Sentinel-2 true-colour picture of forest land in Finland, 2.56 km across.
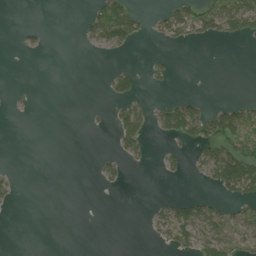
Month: July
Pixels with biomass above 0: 23%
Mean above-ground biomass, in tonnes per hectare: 24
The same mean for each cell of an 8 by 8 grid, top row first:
0 0 6 85 21 68 84 113
3 5 3 43 2 14 2 2
0 0 0 32 18 8 0 0
1 0 0 18 38 81 51 71
0 0 0 11 36 20 67 95
10 0 0 22 0 10 48 146
5 0 0 0 2 44 45 44
0 0 0 0 3 43 65 66
